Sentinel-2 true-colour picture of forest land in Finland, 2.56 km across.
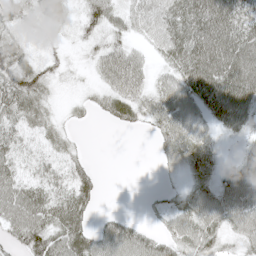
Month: May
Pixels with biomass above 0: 78%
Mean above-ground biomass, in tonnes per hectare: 41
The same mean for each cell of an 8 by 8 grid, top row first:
32 34 28 38 38 57 86 63
40 13 12 35 17 58 84 79
64 33 7 40 29 46 86 87
49 27 12 32 40 52 46 71
40 28 11 0 0 46 30 19
42 36 51 0 0 12 34 70
64 61 61 2 6 36 57 71
33 71 71 66 47 43 48 36
